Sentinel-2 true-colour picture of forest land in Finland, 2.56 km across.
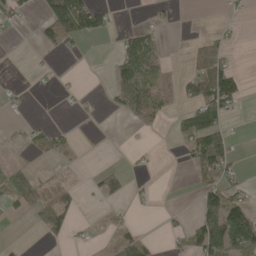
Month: May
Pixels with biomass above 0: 31%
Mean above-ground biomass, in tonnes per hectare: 29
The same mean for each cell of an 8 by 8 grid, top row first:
28 90 106 18 3 10 0 8
0 30 7 7 70 0 40 4
4 2 4 30 85 35 97 37
10 0 10 19 62 30 94 15
15 37 11 0 2 10 92 6
48 12 0 43 8 0 51 20
31 59 20 20 4 5 60 75
5 12 4 27 35 14 96 100
